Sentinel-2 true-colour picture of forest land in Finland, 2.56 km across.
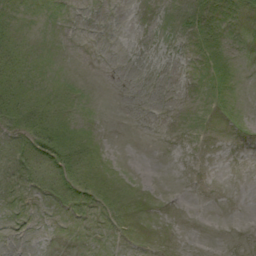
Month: September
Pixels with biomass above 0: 32%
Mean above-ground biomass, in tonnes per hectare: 5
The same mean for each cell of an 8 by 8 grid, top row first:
8 2 0 0 0 5 13 7
17 3 0 0 0 1 15 1
26 15 4 0 0 0 9 3
27 23 6 0 0 0 2 4
14 39 24 1 0 0 0 0
9 13 21 7 1 0 0 0
2 2 6 9 1 0 0 0
0 0 0 1 0 0 0 0
